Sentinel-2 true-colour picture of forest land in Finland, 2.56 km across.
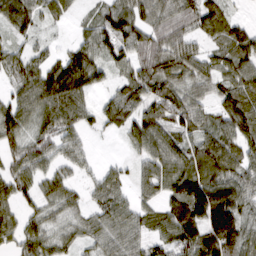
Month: March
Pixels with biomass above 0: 86%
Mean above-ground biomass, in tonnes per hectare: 71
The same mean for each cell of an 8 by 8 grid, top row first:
99 43 19 91 74 76 88 18
43 27 67 95 81 84 46 77
62 104 122 35 94 55 65 87
82 90 76 68 76 96 52 108
53 63 43 3 77 69 82 83
75 59 29 45 54 101 101 83
52 47 42 87 47 80 145 89
59 59 47 65 57 89 133 119
